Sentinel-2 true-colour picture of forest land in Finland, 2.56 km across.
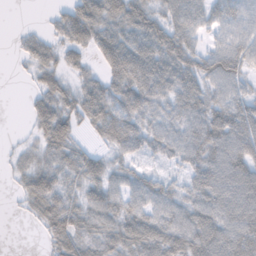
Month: November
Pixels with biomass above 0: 81%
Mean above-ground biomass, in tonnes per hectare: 47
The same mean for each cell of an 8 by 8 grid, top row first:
0 10 72 58 58 51 44 48
10 33 42 66 72 72 31 55
2 34 26 48 74 70 49 43
0 56 53 64 53 47 55 62
8 46 26 40 40 53 71 67
17 58 47 43 38 21 68 75
5 66 52 55 56 52 62 74
0 28 55 49 74 66 76 70
